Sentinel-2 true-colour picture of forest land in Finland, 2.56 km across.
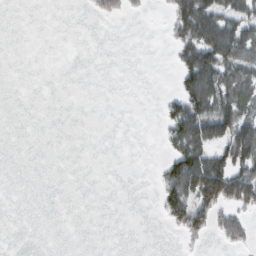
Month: February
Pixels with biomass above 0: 27%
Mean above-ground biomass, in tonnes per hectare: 30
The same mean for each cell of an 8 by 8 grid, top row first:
0 0 1 18 4 67 113 74
0 0 0 0 0 41 133 89
0 0 0 0 0 26 132 69
0 0 0 0 0 66 104 86
0 0 0 0 0 58 86 126
0 0 0 0 0 95 168 87
0 0 0 0 0 71 76 52
0 0 0 0 0 3 12 40
